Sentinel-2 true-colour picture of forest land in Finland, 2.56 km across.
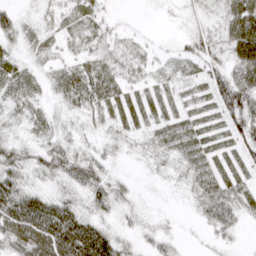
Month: March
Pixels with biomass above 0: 76%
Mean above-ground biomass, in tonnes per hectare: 25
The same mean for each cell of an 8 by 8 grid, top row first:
22 13 19 8 1 4 17 52
17 15 17 27 13 10 32 49
22 16 41 34 18 19 29 57
20 11 27 19 16 15 17 65
23 23 14 12 14 34 20 31
29 25 38 18 3 12 35 17
52 42 25 26 10 3 40 31
48 63 69 36 13 11 10 7
